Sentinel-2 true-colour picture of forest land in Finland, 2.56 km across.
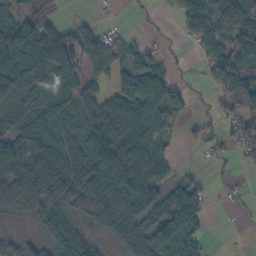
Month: October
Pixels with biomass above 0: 72%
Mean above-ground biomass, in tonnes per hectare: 52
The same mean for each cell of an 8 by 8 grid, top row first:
36 23 6 2 5 25 72 95
85 133 64 37 25 6 58 68
56 44 55 35 72 19 28 74
27 54 54 74 77 41 8 54
62 75 60 91 89 12 27 33
70 122 86 97 106 24 8 6
42 63 62 73 67 103 37 8
32 42 51 35 96 94 18 0
